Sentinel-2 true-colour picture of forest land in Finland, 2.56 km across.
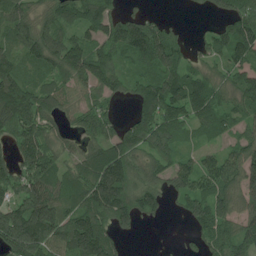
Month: July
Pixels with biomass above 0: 80%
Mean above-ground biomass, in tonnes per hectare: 86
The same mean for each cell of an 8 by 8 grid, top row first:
90 62 89 87 51 4 22 107
59 105 98 92 143 90 58 127
98 66 80 84 67 107 77 84
141 80 58 36 74 106 105 74
67 82 47 94 88 58 36 68
81 118 91 172 83 88 125 108
99 143 105 144 96 24 119 70
129 115 155 87 2 1 76 87
